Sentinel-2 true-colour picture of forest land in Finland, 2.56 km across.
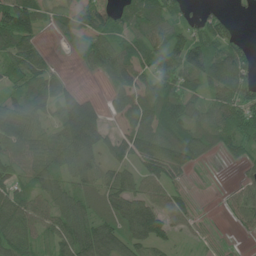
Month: June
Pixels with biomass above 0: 77%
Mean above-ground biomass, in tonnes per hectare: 63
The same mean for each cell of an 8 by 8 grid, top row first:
117 34 60 63 73 50 37 10
75 15 41 69 70 76 80 46
43 54 8 48 53 72 77 83
88 50 146 31 91 91 64 79
85 67 134 54 96 104 59 56
52 64 68 67 76 46 3 15
89 66 73 70 98 66 3 49
83 46 114 104 94 29 17 3
